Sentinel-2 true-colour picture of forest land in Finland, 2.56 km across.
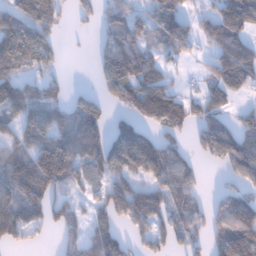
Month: January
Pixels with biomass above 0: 66%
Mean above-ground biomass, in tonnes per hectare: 76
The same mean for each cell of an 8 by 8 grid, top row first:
107 91 31 54 45 82 38 98
176 90 2 89 66 63 37 86
92 48 0 92 101 21 34 67
114 120 125 32 71 72 57 27
81 140 169 128 127 45 90 92
122 155 65 80 75 101 7 59
136 86 26 76 108 76 53 122
42 7 57 92 37 41 49 105
